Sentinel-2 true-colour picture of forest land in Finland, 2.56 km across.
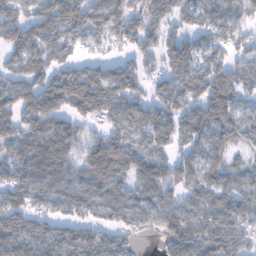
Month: January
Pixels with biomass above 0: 84%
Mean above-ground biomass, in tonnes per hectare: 86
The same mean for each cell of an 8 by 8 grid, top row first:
78 120 111 111 84 76 87 64
95 85 44 37 82 62 58 55
76 87 119 105 46 86 118 74
109 147 79 87 102 101 115 72
89 124 78 114 74 70 82 47
86 110 72 91 106 93 72 69
87 62 73 67 84 88 106 103
121 95 107 79 7 109 107 86
